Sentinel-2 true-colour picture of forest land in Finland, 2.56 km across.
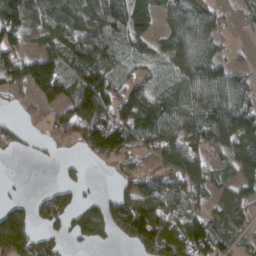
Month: March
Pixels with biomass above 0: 72%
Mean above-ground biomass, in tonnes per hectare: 80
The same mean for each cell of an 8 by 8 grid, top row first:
151 87 86 94 59 62 55 20
90 65 108 72 43 59 56 10
111 213 89 68 44 38 100 43
10 42 136 105 150 76 102 102
50 19 72 172 81 102 94 89
2 0 23 19 106 139 83 51
90 81 62 100 138 80 54 79
252 52 51 37 111 133 130 37
